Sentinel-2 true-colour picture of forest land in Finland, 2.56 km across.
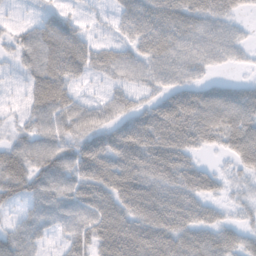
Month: November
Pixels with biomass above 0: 85%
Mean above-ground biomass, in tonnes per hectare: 53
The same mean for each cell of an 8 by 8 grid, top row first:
12 30 19 22 62 67 59 21
30 77 60 43 52 60 54 28
16 84 33 35 40 42 29 22
17 65 53 43 55 82 84 86
41 57 55 75 89 80 36 80
75 71 65 81 80 72 50 24
27 60 62 67 72 71 41 20
60 26 47 79 75 66 60 44
